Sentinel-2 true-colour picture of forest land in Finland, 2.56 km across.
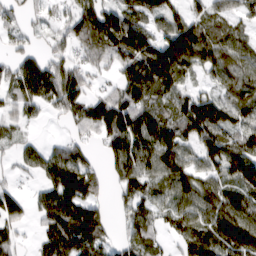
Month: March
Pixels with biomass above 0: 80%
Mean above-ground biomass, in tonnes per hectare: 76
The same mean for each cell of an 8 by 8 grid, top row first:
33 24 94 96 86 63 71 49
34 29 59 85 107 145 110 77
79 121 54 24 146 99 36 97
43 27 69 110 93 70 111 90
38 25 38 81 114 97 92 87
18 63 116 41 85 101 64 110
56 85 131 31 62 71 94 119
42 85 136 38 75 43 95 132
